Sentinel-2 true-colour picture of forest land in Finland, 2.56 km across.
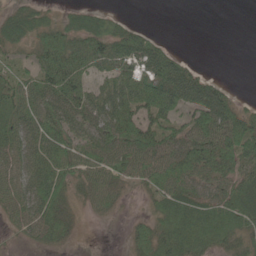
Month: May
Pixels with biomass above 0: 72%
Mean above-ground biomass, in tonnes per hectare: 47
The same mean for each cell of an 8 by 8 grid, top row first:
35 19 36 27 0 0 0 0
26 62 53 71 74 9 0 0
38 62 52 48 70 103 41 0
54 67 67 76 56 49 88 42
58 64 64 79 82 63 80 75
57 65 55 59 60 68 61 57
51 67 20 28 8 64 54 63
11 41 8 0 45 64 50 42
